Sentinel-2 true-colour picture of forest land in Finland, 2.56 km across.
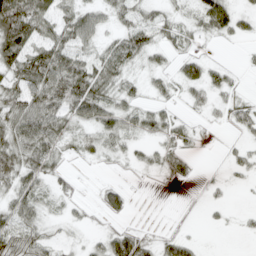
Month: April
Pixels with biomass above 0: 61%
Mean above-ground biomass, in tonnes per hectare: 25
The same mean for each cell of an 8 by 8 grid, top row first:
79 39 42 21 23 15 48 25
68 52 40 32 40 17 3 4
39 68 67 34 14 23 37 5
47 58 40 40 23 10 11 22
51 46 14 23 12 20 2 9
44 27 3 2 4 20 2 8
34 14 8 31 0 0 6 3
31 19 8 41 22 31 0 2
